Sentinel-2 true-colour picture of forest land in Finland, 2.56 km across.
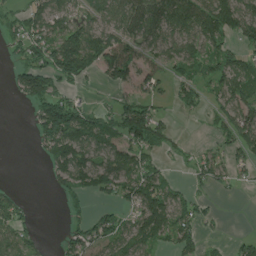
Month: June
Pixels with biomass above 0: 59%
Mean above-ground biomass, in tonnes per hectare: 64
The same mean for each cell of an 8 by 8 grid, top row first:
43 91 46 74 107 112 119 107
31 80 168 133 71 71 61 49
45 110 49 66 56 40 53 98
0 124 102 63 89 28 34 98
0 93 128 87 99 32 11 72
0 27 95 93 98 11 45 21
57 0 20 26 133 82 19 0
69 9 57 75 87 74 14 31
